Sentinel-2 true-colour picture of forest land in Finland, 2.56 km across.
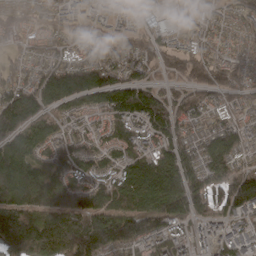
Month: April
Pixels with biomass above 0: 91%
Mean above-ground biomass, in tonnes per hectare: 105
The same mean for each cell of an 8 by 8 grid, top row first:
43 49 44 41 32 41 55 71
39 51 48 58 71 67 75 55
86 127 138 103 79 58 96 68
174 94 66 124 161 119 83 86
136 98 82 84 96 121 113 116
193 125 101 95 145 163 139 131
172 160 148 150 163 149 98 113
206 212 208 154 134 105 70 63
